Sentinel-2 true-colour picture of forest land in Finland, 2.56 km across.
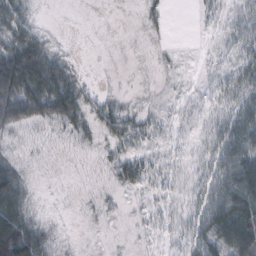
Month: February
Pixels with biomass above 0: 59%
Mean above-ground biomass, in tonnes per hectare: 28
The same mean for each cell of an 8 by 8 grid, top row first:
43 1 0 0 3 0 11 24
70 36 1 0 1 2 2 25
99 80 17 1 1 3 7 41
67 49 34 30 13 7 18 57
11 4 8 15 15 12 31 82
52 0 0 13 30 17 40 97
71 2 1 6 9 15 61 112
151 24 0 1 3 14 56 106
